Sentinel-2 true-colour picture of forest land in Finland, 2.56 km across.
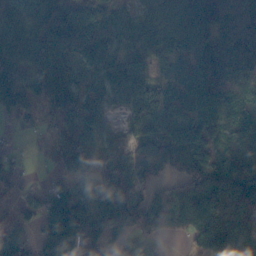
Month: November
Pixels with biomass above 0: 85%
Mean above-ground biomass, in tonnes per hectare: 91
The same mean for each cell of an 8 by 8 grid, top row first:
121 95 152 96 59 99 137 234
116 108 51 66 78 79 113 197
113 103 55 71 134 57 125 125
50 45 70 35 210 86 88 61
15 31 106 51 80 108 79 73
31 21 94 129 59 38 92 84
33 111 144 116 118 124 109 106
82 99 130 66 70 12 83 110
